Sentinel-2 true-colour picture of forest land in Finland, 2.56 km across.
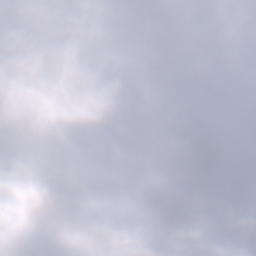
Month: January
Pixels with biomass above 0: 24%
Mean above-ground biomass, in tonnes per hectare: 25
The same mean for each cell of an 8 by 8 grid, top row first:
0 0 0 0 0 0 0 0
0 0 0 0 0 0 0 0
0 0 0 0 0 0 8 1
0 0 0 0 0 0 1 3
8 0 0 0 15 67 58 0
90 6 0 0 42 92 70 7
37 60 40 48 91 67 32 46
36 137 137 116 131 48 11 66
